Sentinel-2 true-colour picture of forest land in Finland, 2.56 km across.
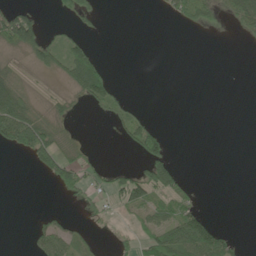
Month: June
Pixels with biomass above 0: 31%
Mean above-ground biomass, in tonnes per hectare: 26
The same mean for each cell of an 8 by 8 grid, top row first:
70 4 44 0 0 31 42 58
50 56 43 0 0 0 0 1
25 4 87 31 0 0 0 0
97 13 4 20 9 0 0 0
73 66 7 2 75 2 0 0
0 28 47 30 68 49 0 0
0 6 9 17 52 43 11 0
0 61 20 6 41 104 118 14
